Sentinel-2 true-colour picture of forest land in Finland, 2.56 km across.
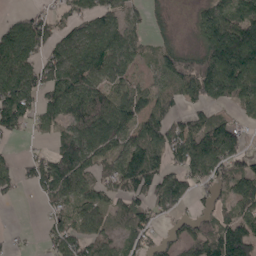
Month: May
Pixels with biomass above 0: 74%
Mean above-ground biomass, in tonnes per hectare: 88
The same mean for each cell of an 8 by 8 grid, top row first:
26 55 72 84 47 9 90 97
127 80 121 131 43 63 128 211
140 107 139 83 42 103 166 170
139 85 125 132 94 53 50 41
12 30 148 105 126 98 132 64
62 132 131 75 155 93 94 94
3 41 61 65 79 67 45 78
18 39 91 64 57 54 102 169
